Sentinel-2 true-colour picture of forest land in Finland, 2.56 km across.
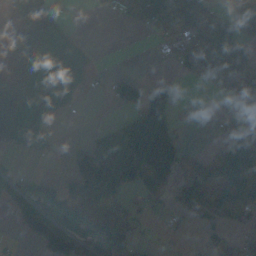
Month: October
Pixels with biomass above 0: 54%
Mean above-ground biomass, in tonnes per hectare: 50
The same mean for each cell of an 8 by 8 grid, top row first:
25 56 8 17 91 78 86 57
33 106 44 0 0 54 139 110
43 70 59 37 37 23 31 103
72 46 7 6 106 31 15 51
66 20 27 62 123 29 6 68
25 13 82 84 51 22 83 61
38 61 81 57 22 46 71 33
6 58 61 94 14 8 36 53
